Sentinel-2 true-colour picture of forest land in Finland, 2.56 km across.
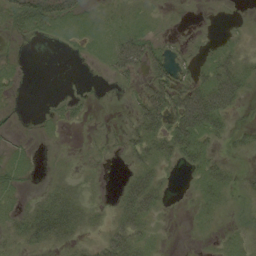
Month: August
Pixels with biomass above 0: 52%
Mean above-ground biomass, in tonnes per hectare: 16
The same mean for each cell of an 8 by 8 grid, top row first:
24 27 18 10 10 2 0 1
3 1 5 21 40 7 10 12
6 0 0 6 21 34 36 40
2 4 5 2 41 51 71 9
6 2 1 7 41 48 19 9
15 6 10 0 34 3 25 9
11 37 35 11 46 0 13 5
18 28 14 30 18 0 2 6
